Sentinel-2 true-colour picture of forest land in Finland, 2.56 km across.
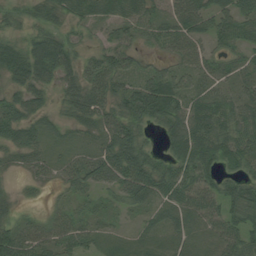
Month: August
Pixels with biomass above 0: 88%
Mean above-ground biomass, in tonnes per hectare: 51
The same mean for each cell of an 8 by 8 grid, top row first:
34 44 50 61 56 59 56 59
56 78 36 57 27 53 35 51
42 43 53 69 46 56 45 52
51 29 54 56 87 73 78 65
51 35 28 71 48 69 87 74
14 27 55 59 83 70 58 54
24 19 26 20 34 57 48 74
80 52 47 21 30 33 28 60
